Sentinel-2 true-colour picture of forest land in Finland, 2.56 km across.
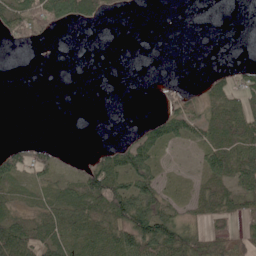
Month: June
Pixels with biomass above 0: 47%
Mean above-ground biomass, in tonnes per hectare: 33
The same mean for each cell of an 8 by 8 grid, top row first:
50 69 73 7 0 0 0 0
6 4 0 0 0 0 0 0
0 0 0 0 0 7 20 24
0 0 0 0 0 50 52 74
13 11 0 15 70 31 52 66
41 29 37 94 77 12 46 69
33 50 81 87 93 36 45 42
92 62 67 70 104 98 50 23
